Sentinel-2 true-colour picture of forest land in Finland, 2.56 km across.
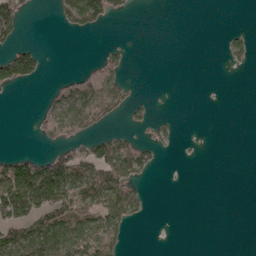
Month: April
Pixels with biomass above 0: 29%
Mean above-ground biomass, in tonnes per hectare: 34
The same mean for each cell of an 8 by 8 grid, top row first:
75 1 94 39 0 0 0 0
48 2 0 12 0 0 0 37
80 8 48 60 1 0 0 0
0 49 84 48 15 3 1 0
0 24 40 67 28 10 0 0
127 157 88 95 23 0 0 0
118 110 73 82 21 0 0 0
98 140 91 48 0 0 0 0
